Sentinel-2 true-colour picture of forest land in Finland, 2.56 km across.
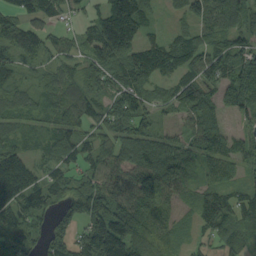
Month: September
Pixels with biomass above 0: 87%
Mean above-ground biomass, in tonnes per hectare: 89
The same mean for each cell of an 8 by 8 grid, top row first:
102 91 44 173 97 34 93 103
104 79 72 166 93 92 97 78
50 48 72 84 108 85 96 103
61 56 118 98 76 60 86 74
71 59 97 103 101 59 87 56
232 84 84 108 100 87 45 43
129 91 113 123 84 43 104 103
92 75 102 201 99 29 45 72
